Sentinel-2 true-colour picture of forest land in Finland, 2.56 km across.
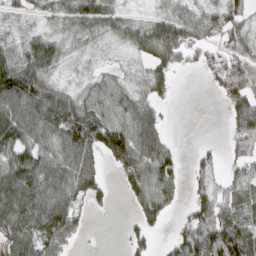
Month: March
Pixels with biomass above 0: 73%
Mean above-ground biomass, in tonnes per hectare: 55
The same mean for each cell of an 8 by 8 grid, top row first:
14 28 61 43 14 53 54 41
28 57 9 9 51 93 52 60
119 61 12 34 27 21 21 85
85 127 97 65 58 2 0 71
92 58 96 99 87 15 8 65
110 87 91 11 85 53 55 32
101 92 42 13 58 21 74 52
69 79 18 0 28 40 124 87
